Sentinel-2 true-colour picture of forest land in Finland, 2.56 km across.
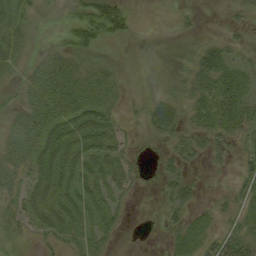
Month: September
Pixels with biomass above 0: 69%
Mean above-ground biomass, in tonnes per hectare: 23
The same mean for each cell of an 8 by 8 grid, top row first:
34 9 33 75 0 5 1 17
35 13 45 7 0 7 25 14
22 35 30 21 2 19 38 31
22 33 33 21 15 28 36 40
22 30 29 30 6 28 34 22
22 31 31 36 8 24 6 20
19 33 35 28 0 28 13 28
20 20 27 14 0 24 29 36
